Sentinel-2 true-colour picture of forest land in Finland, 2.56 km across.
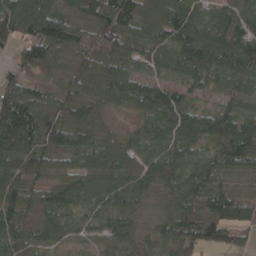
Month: April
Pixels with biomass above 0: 94%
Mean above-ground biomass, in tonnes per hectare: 98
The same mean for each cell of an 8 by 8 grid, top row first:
139 140 82 185 112 156 75 89
73 116 97 127 88 112 130 121
85 42 108 146 60 56 79 102
202 113 129 45 75 115 63 87
146 110 96 78 75 95 80 154
105 86 105 101 92 95 120 66
112 92 68 72 45 96 113 130
105 68 46 70 58 101 82 51
